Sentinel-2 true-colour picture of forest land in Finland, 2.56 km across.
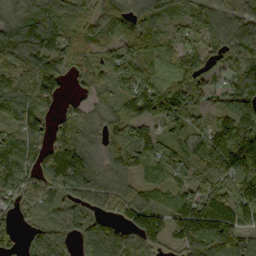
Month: September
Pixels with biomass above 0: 91%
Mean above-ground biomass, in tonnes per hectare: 95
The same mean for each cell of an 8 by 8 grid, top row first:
64 92 65 102 87 51 94 86
118 134 95 84 95 90 106 118
90 116 65 89 116 134 66 85
99 68 53 77 99 120 60 93
90 101 106 86 95 67 110 156
104 111 149 94 67 73 116 140
51 41 78 77 124 88 126 128
41 94 65 105 97 81 162 124
